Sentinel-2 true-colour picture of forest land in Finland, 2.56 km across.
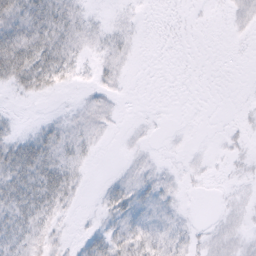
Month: February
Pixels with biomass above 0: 53%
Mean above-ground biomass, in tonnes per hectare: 10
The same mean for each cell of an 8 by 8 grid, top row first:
38 41 14 3 2 1 1 7
45 35 12 9 1 1 0 1
25 26 4 8 0 0 0 0
2 2 8 7 1 0 0 2
21 27 12 1 3 1 1 4
31 35 9 3 11 4 3 4
27 22 3 12 15 7 0 6
14 11 7 19 19 13 7 7
